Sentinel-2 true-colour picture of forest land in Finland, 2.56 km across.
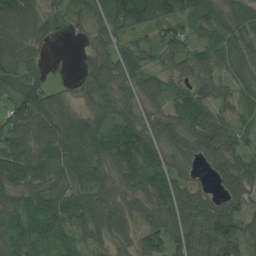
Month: July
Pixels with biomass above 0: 91%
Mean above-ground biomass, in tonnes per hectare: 86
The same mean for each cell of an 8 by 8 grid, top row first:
154 46 53 129 159 105 112 74
118 21 18 74 49 86 88 84
128 48 34 77 65 53 77 69
94 112 52 78 65 62 72 46
81 103 112 116 109 78 106 65
95 94 91 72 107 66 42 121
81 125 110 73 72 112 95 84
86 86 59 60 85 100 153 141
